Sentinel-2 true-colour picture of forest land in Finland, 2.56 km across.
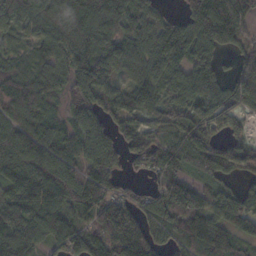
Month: November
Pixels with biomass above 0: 88%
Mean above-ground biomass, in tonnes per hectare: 100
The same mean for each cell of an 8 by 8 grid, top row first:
91 111 130 103 71 51 173 138
36 75 112 110 103 167 93 66
71 74 126 72 117 111 101 98
81 61 70 75 83 88 99 62
121 110 81 54 92 68 75 67
152 173 115 92 60 76 45 47
113 152 109 143 89 129 97 122
140 102 129 150 168 71 157 68
